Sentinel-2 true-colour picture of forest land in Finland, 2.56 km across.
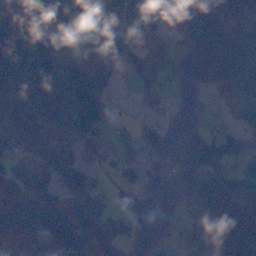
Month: November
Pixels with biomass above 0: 59%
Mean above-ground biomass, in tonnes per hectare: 91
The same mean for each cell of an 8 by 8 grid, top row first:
107 125 160 78 36 18 7 70
259 160 152 141 86 60 7 0
154 174 157 47 86 52 50 54
134 192 279 51 31 8 23 106
79 140 115 60 94 79 108 85
109 103 117 27 64 129 126 97
48 42 58 64 27 44 143 188
81 33 24 49 31 38 143 214
